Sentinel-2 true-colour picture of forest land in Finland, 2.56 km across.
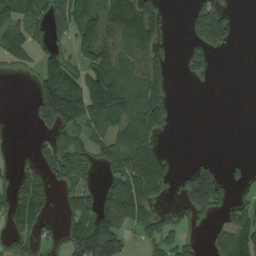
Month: August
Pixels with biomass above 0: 51%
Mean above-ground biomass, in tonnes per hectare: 77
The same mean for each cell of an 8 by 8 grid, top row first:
90 86 141 132 169 1 141 7
108 53 102 115 110 14 97 3
4 140 131 178 118 9 10 0
0 147 176 181 166 13 0 0
1 69 98 127 133 0 0 0
48 54 53 81 144 42 137 22
77 40 72 129 74 43 118 62
50 24 130 149 52 64 28 160
